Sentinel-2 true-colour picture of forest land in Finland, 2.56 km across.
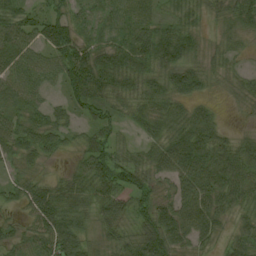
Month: August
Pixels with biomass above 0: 88%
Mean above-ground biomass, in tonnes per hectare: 48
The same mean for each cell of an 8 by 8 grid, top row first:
49 57 28 39 43 32 19 42
64 64 60 52 85 72 14 17
47 34 94 64 53 58 24 22
38 39 33 38 40 42 32 6
52 45 24 46 29 69 69 38
23 17 51 81 53 62 79 64
23 85 53 55 48 62 69 37
34 74 54 30 82 61 41 44
